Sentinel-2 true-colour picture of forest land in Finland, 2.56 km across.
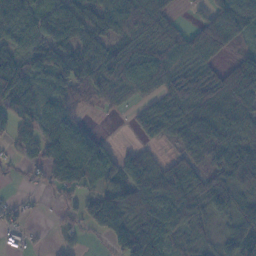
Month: November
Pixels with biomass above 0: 79%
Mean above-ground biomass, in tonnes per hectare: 68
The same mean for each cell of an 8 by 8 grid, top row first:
112 78 64 63 87 22 47 129
55 102 88 68 91 81 91 30
93 70 90 108 78 69 75 73
53 60 39 17 45 86 84 84
36 68 92 18 29 39 88 57
14 51 77 60 116 89 63 96
18 7 51 142 114 121 75 72
12 5 17 58 137 50 27 104
